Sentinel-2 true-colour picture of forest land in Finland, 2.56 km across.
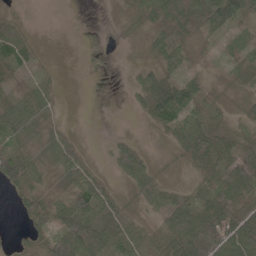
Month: May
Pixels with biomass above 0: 70%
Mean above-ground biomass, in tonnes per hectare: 34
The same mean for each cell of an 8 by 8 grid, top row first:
13 0 0 2 39 68 77 58
56 3 0 2 13 53 11 24
13 23 0 0 36 54 23 22
47 26 0 0 25 69 30 8
28 33 29 16 10 24 68 47
62 20 50 19 46 2 46 82
10 49 71 44 16 49 62 62
6 40 91 47 25 67 83 68
